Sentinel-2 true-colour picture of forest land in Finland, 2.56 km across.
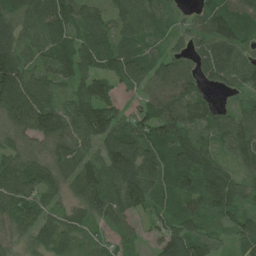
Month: June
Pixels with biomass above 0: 92%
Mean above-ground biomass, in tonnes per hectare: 78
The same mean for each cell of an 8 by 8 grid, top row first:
76 128 84 60 85 25 88 108
85 88 84 76 53 35 81 80
125 73 81 71 79 117 55 80
99 115 112 99 68 104 76 58
49 55 63 110 110 106 48 113
99 66 80 106 149 101 105 54
101 50 50 87 60 56 72 58
36 67 40 34 20 93 59 57
